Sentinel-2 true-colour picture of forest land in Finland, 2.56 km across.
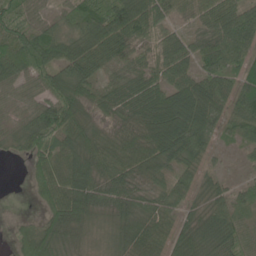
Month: June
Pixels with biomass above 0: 87%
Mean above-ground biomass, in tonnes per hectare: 59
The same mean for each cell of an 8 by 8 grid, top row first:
62 33 57 74 86 37 54 99
92 96 72 74 48 54 65 93
73 74 80 39 72 66 74 62
25 85 65 52 80 113 89 72
28 66 61 52 61 94 47 28
0 78 66 57 43 43 25 9
0 59 69 53 49 36 44 45
37 78 33 40 71 51 60 48
